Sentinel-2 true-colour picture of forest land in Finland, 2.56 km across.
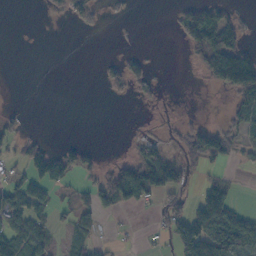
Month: October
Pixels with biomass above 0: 36%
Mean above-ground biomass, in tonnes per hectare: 35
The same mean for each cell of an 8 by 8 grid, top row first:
0 9 30 7 0 20 65 25
0 0 0 2 2 3 118 71
0 0 0 27 35 0 37 149
11 0 0 0 2 4 0 61
29 15 18 0 29 24 98 36
22 79 27 62 116 75 28 5
69 34 43 39 21 54 139 25
60 33 43 6 3 79 153 95
